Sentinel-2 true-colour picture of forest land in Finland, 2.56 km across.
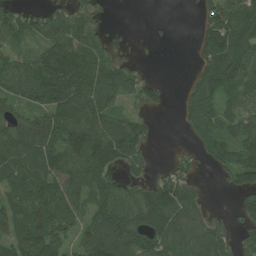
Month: July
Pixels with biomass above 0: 73%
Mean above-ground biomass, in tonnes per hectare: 70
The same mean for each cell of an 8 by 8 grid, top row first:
55 63 67 11 0 0 69 106
40 80 90 48 4 1 89 105
85 129 119 104 49 0 83 98
42 84 105 66 36 14 86 66
100 86 120 105 50 2 56 75
87 95 103 57 44 63 10 87
68 89 56 103 106 106 27 53
79 105 51 138 94 104 122 65
